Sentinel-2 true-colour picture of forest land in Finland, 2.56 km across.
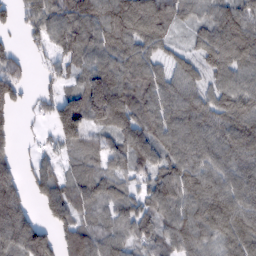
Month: February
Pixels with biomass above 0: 87%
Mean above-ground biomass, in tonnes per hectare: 93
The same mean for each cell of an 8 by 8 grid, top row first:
50 98 118 140 149 91 71 122
39 51 108 105 86 38 95 131
110 35 56 100 101 81 62 85
56 47 140 89 104 116 104 101
40 22 94 78 108 102 117 118
95 88 74 82 71 117 105 114
145 85 84 85 79 94 112 112
155 128 130 89 79 92 76 105
